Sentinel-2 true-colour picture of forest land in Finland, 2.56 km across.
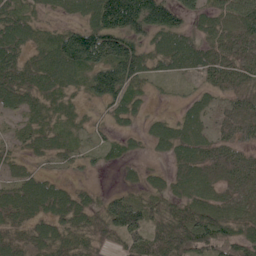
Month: June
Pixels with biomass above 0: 86%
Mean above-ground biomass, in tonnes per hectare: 55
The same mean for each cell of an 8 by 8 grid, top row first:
62 24 50 174 136 75 41 63
70 63 141 121 51 81 58 46
85 79 49 114 44 31 34 39
40 41 18 34 20 16 31 28
26 49 31 29 19 61 42 28
39 27 12 3 21 48 40 34
71 62 59 73 69 58 71 40
40 57 53 37 68 116 87 63
